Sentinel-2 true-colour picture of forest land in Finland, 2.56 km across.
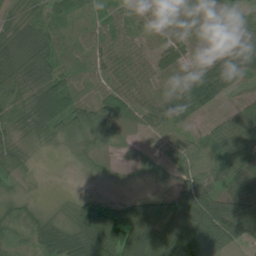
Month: July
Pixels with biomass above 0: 87%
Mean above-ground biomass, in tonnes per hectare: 48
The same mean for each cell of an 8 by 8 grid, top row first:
32 49 29 28 45 53 42 17
62 57 24 46 30 47 20 68
50 63 23 41 41 47 97 63
59 77 62 74 60 57 19 27
36 22 33 32 17 21 28 47
27 6 9 12 26 31 31 59
29 15 39 61 70 69 114 67
27 67 71 102 107 125 126 50
